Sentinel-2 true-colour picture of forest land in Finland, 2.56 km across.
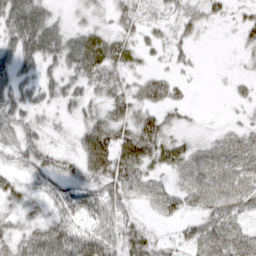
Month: March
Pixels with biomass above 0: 78%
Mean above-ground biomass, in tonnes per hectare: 38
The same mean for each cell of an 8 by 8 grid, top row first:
66 38 16 26 23 28 28 18
54 54 62 50 23 25 3 14
46 32 42 43 29 26 1 12
45 20 25 42 39 26 2 9
41 24 31 67 66 36 29 48
30 42 33 58 45 35 64 62
23 29 55 54 23 35 52 55
37 68 64 56 44 22 68 60
